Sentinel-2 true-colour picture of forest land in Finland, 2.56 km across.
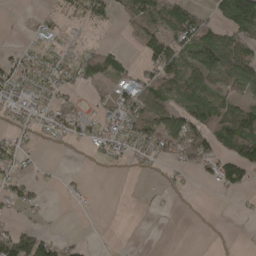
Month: April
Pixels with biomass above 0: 50%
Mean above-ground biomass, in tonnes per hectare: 39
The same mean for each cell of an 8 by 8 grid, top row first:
4 19 34 30 68 78 41 178
15 25 19 17 53 72 110 71
48 42 42 46 58 77 67 94
35 38 21 43 90 70 90 68
32 9 21 48 58 72 72 113
35 4 6 1 6 13 24 56
30 7 4 0 3 4 1 4
71 48 11 0 0 0 1 1
